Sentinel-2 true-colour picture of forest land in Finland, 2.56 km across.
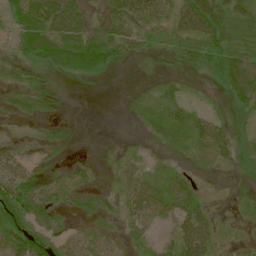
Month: July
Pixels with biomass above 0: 69%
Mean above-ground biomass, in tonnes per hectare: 30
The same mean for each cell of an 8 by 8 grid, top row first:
36 54 41 41 65 57 89 55
28 46 64 47 26 26 46 47
35 14 11 2 4 12 7 40
22 19 0 0 22 39 24 14
19 14 2 4 6 23 60 17
43 24 22 10 35 28 10 6
60 36 11 13 56 49 23 10
67 50 32 24 15 50 52 10
